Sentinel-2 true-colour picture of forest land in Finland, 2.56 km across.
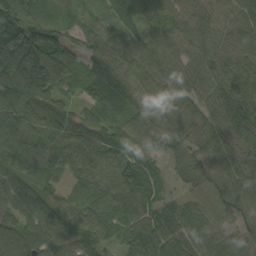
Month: September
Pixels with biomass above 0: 95%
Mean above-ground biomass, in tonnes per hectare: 75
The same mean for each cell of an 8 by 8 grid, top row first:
121 34 20 34 55 57 55 70
190 132 54 69 60 57 62 65
156 133 75 98 71 74 67 69
91 82 42 73 69 75 61 78
93 68 94 79 75 62 68 75
81 56 66 90 79 29 66 77
81 102 82 83 75 50 62 57
109 88 98 48 96 77 62 52
